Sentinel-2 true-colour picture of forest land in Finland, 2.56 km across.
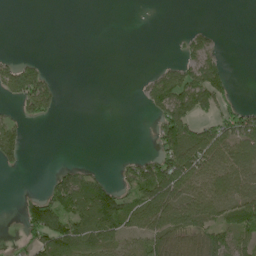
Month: June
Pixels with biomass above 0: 42%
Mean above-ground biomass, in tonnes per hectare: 45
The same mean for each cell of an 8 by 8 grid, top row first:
0 0 0 0 0 0 0 0
0 0 0 0 0 6 47 0
104 44 0 0 14 77 117 2
21 51 0 0 12 110 51 50
66 0 0 0 0 108 93 107
3 10 50 12 93 109 81 101
10 117 103 126 88 117 93 96
5 129 105 82 85 55 72 61
